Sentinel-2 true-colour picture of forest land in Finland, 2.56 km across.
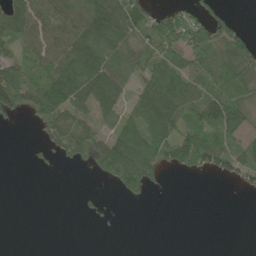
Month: June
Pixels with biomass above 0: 55%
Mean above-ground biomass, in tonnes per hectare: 49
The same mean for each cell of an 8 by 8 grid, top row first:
97 77 84 115 62 61 41 11
41 68 113 83 55 74 102 95
86 82 100 83 59 99 97 79
40 89 41 42 92 93 75 64
0 31 54 87 104 103 93 33
0 2 0 74 92 8 24 43
0 0 4 3 1 0 0 0
0 0 0 0 0 0 0 0
